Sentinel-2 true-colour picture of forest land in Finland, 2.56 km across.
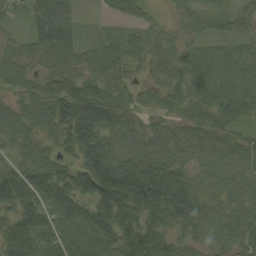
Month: September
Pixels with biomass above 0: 96%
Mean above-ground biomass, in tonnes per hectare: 90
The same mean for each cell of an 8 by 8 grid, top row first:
44 122 41 41 46 34 44 55
49 107 61 74 73 59 50 48
74 81 88 71 37 78 91 82
66 97 154 102 49 61 74 68
68 54 162 98 73 74 78 59
106 131 132 220 185 115 72 77
127 130 141 175 143 162 83 76
165 87 86 106 145 76 67 79
